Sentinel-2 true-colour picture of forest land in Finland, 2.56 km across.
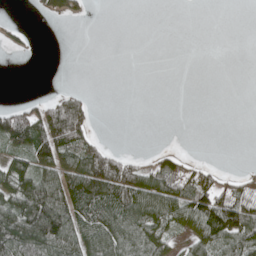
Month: May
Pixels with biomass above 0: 42%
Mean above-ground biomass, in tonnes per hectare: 54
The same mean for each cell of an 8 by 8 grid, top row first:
2 39 31 0 0 0 0 0
21 1 0 0 0 0 0 0
0 1 0 0 0 0 0 0
91 130 128 0 0 0 0 0
102 156 99 14 0 1 0 0
102 83 160 177 89 108 53 40
125 195 109 113 119 94 147 134
159 161 81 86 81 31 77 117
